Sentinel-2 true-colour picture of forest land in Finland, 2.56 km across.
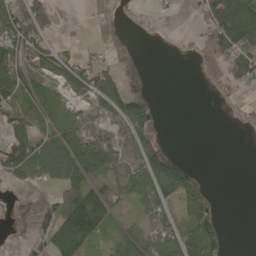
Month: May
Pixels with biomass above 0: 57%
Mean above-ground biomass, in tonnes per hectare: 57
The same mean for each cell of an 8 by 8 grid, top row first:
124 74 3 12 3 5 93 102
113 72 23 27 3 4 70 97
109 68 102 82 55 0 22 57
88 83 37 67 101 0 0 12
90 73 75 52 79 7 0 0
74 73 117 61 73 127 15 0
21 69 171 86 45 52 64 0
12 89 146 37 68 66 115 0
